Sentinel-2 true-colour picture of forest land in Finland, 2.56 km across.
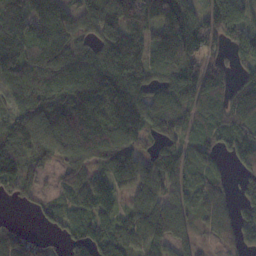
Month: November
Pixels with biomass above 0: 83%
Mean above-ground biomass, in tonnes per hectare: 93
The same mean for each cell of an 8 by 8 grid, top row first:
125 129 100 100 120 158 126 106
111 121 82 140 91 159 117 97
96 123 129 111 102 128 190 70
95 119 131 114 110 115 80 94
111 117 119 112 69 77 69 112
112 26 69 86 117 58 74 45
10 46 75 71 76 47 64 71
71 26 83 91 28 68 20 68
